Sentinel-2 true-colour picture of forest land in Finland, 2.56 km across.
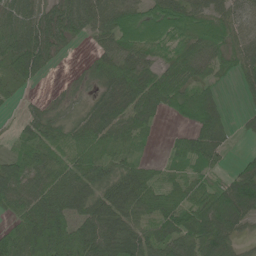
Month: June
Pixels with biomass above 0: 83%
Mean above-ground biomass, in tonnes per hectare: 62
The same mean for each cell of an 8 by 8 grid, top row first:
68 74 112 90 63 77 54 41
74 63 5 65 63 49 74 64
24 9 8 68 70 59 38 38
8 28 24 79 66 32 80 12
32 72 73 72 31 41 87 5
80 89 81 61 77 37 40 68
64 105 62 87 78 73 84 110
75 123 102 88 91 95 98 31
